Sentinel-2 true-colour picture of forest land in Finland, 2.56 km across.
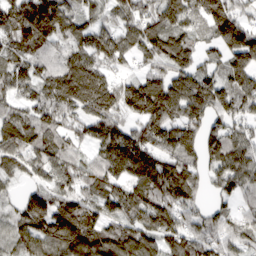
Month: March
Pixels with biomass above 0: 89%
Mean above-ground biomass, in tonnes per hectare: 102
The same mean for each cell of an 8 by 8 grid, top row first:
136 155 79 57 93 102 133 76
93 69 86 107 96 124 49 181
87 86 162 83 98 117 101 120
73 98 94 113 136 127 133 87
99 99 58 124 118 139 121 106
40 63 87 83 127 157 79 116
54 133 141 83 127 121 56 46
77 115 147 100 92 96 94 74
